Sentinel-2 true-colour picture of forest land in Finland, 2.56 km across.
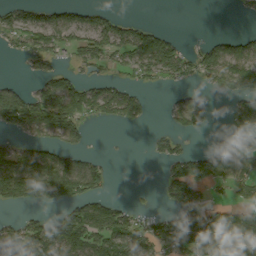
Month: September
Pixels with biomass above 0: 51%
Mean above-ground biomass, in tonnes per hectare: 58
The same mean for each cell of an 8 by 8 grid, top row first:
54 51 45 37 2 0 0 11
27 67 53 70 115 59 49 49
8 56 42 35 38 43 51 113
103 121 95 69 33 49 49 74
42 62 37 0 5 35 12 39
157 142 122 17 0 80 79 70
32 47 71 55 13 51 53 55
59 94 100 91 75 93 113 116
